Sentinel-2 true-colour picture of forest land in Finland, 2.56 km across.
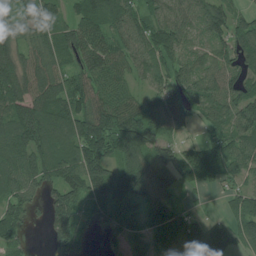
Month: July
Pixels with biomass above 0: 86%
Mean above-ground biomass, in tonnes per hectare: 89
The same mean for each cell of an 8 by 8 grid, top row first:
102 92 90 117 74 67 104 49
88 91 111 97 83 74 58 82
119 105 87 82 39 85 88 90
108 116 109 116 99 117 72 105
113 110 114 121 128 68 58 88
99 88 124 128 123 100 57 54
60 82 65 112 81 66 6 81
60 41 65 58 55 87 200 82
